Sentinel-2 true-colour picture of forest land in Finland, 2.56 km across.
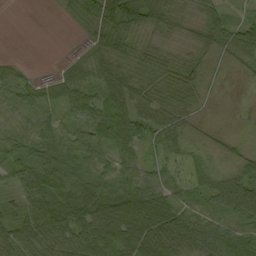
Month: September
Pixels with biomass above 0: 85%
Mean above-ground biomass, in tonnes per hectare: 41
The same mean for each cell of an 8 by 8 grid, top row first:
0 2 30 71 65 40 45 23
0 0 14 72 40 25 37 55
42 20 39 65 49 37 21 7
22 24 32 65 51 49 8 3
38 50 50 49 32 40 16 17
34 52 39 37 33 19 46 44
27 64 69 83 79 50 23 53
49 53 57 68 88 72 58 56
